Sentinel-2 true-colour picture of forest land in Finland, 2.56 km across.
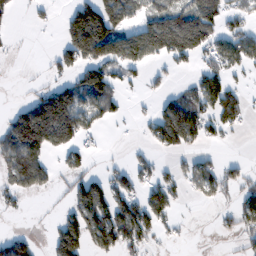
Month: February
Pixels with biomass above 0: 49%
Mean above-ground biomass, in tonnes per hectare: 73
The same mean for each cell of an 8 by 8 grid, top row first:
14 12 145 145 78 135 122 57
3 6 167 156 161 154 89 115
1 28 83 87 32 13 91 22
54 188 131 52 16 138 86 73
150 122 56 2 25 106 31 3
119 53 64 56 53 47 81 49
17 6 122 140 107 37 8 75
74 37 145 124 71 13 0 38
